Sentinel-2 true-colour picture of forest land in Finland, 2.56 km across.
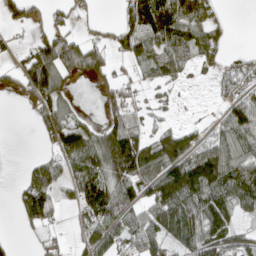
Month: April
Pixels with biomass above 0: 61%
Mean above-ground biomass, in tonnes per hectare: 79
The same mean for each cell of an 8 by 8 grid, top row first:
41 38 22 3 176 221 87 0
19 133 97 61 106 116 88 4
44 174 31 48 35 45 14 71
1 87 19 60 22 9 5 78
0 36 120 157 116 127 63 110
9 138 99 128 126 179 168 119
49 97 73 142 108 165 154 87
11 32 36 71 133 76 105 44
